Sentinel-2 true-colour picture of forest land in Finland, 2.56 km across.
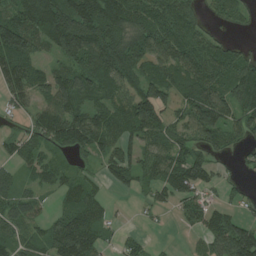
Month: July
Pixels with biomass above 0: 78%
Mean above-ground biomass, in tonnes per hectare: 77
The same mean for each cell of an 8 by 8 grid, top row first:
93 162 169 156 96 99 33 38
134 58 157 156 106 103 88 31
97 65 92 109 100 87 104 112
35 75 84 80 119 55 132 89
50 57 83 65 76 67 67 31
41 54 45 54 66 122 67 16
66 22 97 19 16 32 54 28
64 75 147 22 19 2 56 149
